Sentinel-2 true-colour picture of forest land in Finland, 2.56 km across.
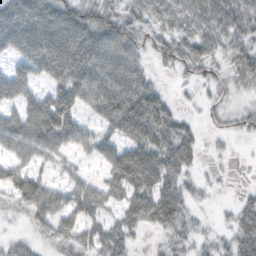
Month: October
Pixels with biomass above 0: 75%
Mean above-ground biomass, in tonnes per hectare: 40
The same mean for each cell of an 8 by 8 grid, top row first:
70 68 61 46 39 48 64 55
45 76 69 59 29 46 43 41
39 40 62 61 40 12 26 29
30 72 37 65 79 26 12 21
55 53 35 41 62 60 8 5
43 20 22 41 63 45 8 1
24 54 47 29 58 47 7 25
16 21 43 48 9 26 20 44
